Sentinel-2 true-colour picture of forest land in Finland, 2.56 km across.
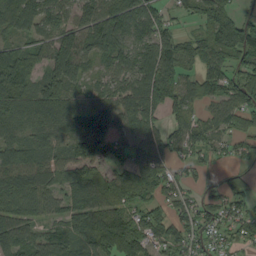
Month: September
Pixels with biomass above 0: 84%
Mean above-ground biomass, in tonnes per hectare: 83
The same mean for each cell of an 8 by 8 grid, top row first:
89 84 71 84 71 25 88 51
73 87 103 68 69 104 112 120
126 85 74 45 89 94 84 89
95 122 90 94 137 71 46 105
99 91 117 82 90 63 71 42
117 89 90 78 125 53 21 34
96 65 99 102 68 65 44 53
101 88 96 153 98 83 47 47
